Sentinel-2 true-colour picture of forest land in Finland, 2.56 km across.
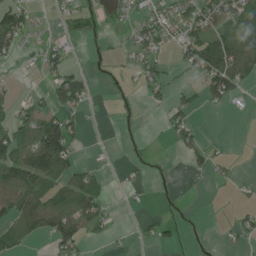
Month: June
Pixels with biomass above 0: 42%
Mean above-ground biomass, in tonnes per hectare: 35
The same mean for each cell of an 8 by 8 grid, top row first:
61 10 47 18 39 49 55 64
50 33 4 7 52 32 119 101
6 29 42 5 43 11 77 70
29 43 33 5 9 43 9 8
73 144 17 2 8 32 20 0
103 89 51 7 6 3 19 4
86 91 79 13 3 3 1 13
38 34 59 10 9 17 2 19
